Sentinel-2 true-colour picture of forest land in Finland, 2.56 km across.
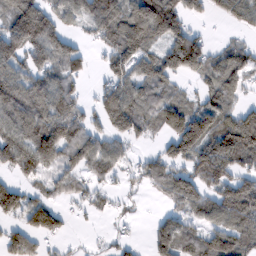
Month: February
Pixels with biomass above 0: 70%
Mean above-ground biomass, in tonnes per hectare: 76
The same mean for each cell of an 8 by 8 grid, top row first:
99 86 85 130 140 80 31 53
119 127 49 75 99 126 61 45
96 77 53 74 75 62 67 65
105 109 57 98 72 38 103 59
87 140 67 59 26 113 131 138
29 47 47 40 61 81 93 87
104 107 20 21 9 51 86 134
85 42 7 24 14 103 80 85
